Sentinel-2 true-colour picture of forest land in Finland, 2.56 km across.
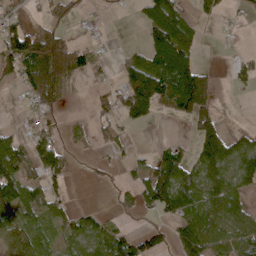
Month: April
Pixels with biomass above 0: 57%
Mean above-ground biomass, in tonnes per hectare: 61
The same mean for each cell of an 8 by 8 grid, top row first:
42 34 29 5 45 79 25 14
122 132 47 7 53 125 1 9
46 119 26 20 167 166 79 35
7 45 3 51 104 73 93 0
77 72 16 24 1 34 121 69
107 75 10 14 78 130 102 86
90 66 20 19 58 102 95 61
64 45 54 91 68 59 100 76
